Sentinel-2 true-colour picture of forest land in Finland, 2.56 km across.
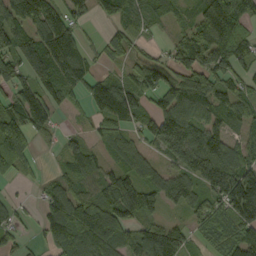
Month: September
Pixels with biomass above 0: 78%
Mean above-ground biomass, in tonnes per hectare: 87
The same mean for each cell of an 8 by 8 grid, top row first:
116 115 47 66 66 43 149 129
130 179 93 60 23 68 159 118
97 118 97 54 87 73 100 64
105 112 19 114 73 120 79 79
117 20 31 54 59 158 80 53
30 14 81 72 71 80 147 146
34 72 109 124 117 50 86 135
37 54 102 106 96 105 38 111
